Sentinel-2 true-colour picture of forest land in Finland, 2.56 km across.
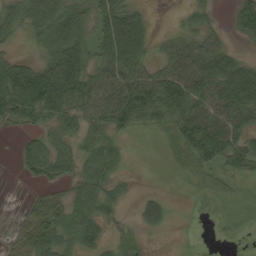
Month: September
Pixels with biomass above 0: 71%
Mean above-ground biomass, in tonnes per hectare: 46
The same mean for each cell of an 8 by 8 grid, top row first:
44 82 52 79 32 7 25 52
14 50 63 87 54 47 59 14
105 103 88 67 73 83 86 104
67 65 53 82 122 89 70 75
12 26 32 36 2 41 98 57
5 28 29 35 0 7 36 37
3 62 36 27 31 7 6 25
33 66 43 22 16 6 1 5
